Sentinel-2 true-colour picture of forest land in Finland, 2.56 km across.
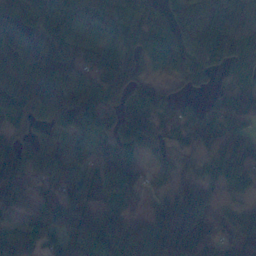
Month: November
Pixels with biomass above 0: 88%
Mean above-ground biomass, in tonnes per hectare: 100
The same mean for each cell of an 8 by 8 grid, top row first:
100 149 142 132 110 104 185 159
118 129 125 102 115 128 159 136
112 150 119 94 74 65 48 78
94 79 145 73 125 79 64 92
78 64 55 94 86 54 64 118
114 72 83 137 45 45 83 115
36 74 100 67 36 138 98 36
108 70 118 142 123 176 108 94
